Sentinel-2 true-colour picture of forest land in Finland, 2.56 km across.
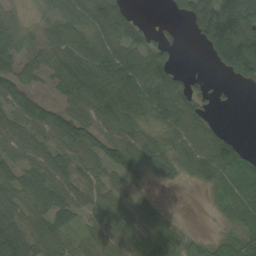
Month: August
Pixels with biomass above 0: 78%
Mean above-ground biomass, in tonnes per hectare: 52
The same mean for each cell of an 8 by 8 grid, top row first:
32 37 62 89 7 19 108 139
56 56 64 64 53 26 49 140
64 32 79 78 78 47 18 28
52 54 52 64 58 80 29 2
53 49 70 68 56 59 70 21
57 66 53 41 31 29 51 27
70 70 44 53 36 3 9 41
92 77 35 56 47 48 21 34
